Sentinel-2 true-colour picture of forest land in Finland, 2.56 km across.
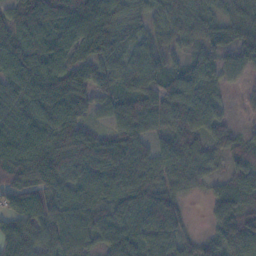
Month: November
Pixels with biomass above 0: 94%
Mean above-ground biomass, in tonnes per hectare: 73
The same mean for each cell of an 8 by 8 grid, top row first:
68 100 88 61 45 58 62 62
94 83 83 80 60 38 52 74
81 82 65 74 71 51 52 25
85 78 60 70 109 92 75 12
84 79 121 114 66 77 61 39
83 94 80 88 87 75 52 68
90 101 82 66 111 60 36 102
66 66 67 73 65 63 45 99
